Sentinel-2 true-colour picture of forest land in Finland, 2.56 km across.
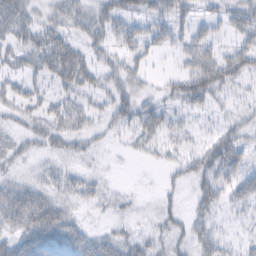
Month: February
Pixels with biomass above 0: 61%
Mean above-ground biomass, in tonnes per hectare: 28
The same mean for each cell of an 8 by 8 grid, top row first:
44 16 27 44 39 36 18 37
32 43 24 29 38 26 33 38
26 29 37 24 17 22 55 23
22 25 26 31 37 20 17 16
20 25 21 8 22 17 22 32
16 21 20 4 1 10 40 42
66 62 17 13 4 14 29 25
45 54 45 38 24 21 29 14
